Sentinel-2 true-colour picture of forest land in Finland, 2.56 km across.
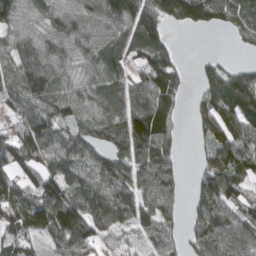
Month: March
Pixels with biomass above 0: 82%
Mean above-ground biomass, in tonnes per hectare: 83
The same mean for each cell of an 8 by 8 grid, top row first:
86 85 104 110 97 105 108 84
82 102 96 94 89 23 1 13
95 106 76 76 89 60 61 94
66 87 74 91 102 46 76 101
104 103 92 62 112 45 50 107
73 102 89 99 108 77 69 78
105 136 117 100 91 56 87 76
75 54 107 37 45 45 113 120
